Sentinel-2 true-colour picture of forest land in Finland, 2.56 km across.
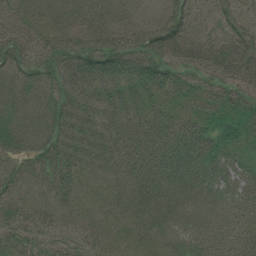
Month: July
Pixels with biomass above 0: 94%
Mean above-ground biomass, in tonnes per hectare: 40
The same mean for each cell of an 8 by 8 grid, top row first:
33 24 27 24 11 53 28 42
54 44 59 61 69 52 44 50
33 45 74 57 61 38 32 48
26 37 52 44 43 38 34 39
34 43 53 50 50 60 51 45
36 37 33 29 44 46 42 44
38 27 19 18 44 38 34 42
27 24 25 17 21 29 44 45
